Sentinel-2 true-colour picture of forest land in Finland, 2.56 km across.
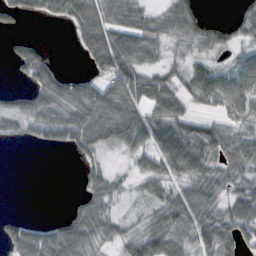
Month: October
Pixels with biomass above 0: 69%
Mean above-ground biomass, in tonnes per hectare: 41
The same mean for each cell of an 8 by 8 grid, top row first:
30 30 54 43 35 47 10 29
19 11 25 90 58 11 22 21
14 54 34 77 62 36 64 65
44 47 65 81 55 49 20 47
11 32 42 45 50 87 69 54
0 0 20 26 43 48 52 47
1 0 37 29 20 61 58 62
55 51 74 28 59 44 34 60
